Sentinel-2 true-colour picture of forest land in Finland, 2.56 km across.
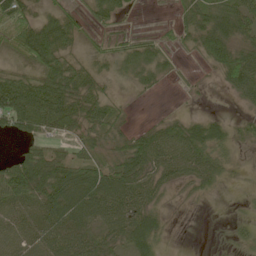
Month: May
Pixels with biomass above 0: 73%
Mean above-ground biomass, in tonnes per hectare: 42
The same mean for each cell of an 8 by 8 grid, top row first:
69 29 21 34 1 18 69 67
44 84 18 19 36 16 55 50
51 71 54 19 25 8 3 65
83 80 63 37 0 6 7 9
13 35 49 40 60 73 67 21
85 93 66 71 63 42 45 6
50 63 83 74 56 4 2 8
48 57 58 43 66 4 3 22
